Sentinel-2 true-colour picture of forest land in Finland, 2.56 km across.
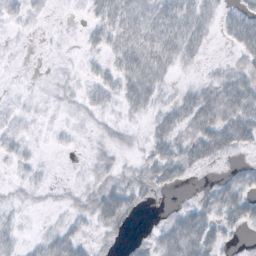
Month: October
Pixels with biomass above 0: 62%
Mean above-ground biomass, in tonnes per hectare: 18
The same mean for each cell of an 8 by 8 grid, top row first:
9 4 3 35 33 38 22 33
2 2 6 24 41 38 10 29
2 4 8 21 41 8 13 30
7 4 9 9 16 30 49 47
10 3 1 10 10 33 45 29
4 2 2 14 28 27 4 17
8 6 12 44 10 10 24 36
11 21 19 11 9 39 36 5
